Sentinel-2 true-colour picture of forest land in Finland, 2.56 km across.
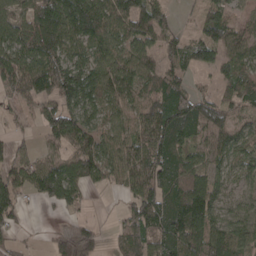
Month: April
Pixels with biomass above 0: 80%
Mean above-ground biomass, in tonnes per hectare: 86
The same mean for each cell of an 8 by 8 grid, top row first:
62 130 148 96 104 25 64 31
91 113 76 84 84 75 108 77
134 134 117 99 90 79 17 95
38 74 104 71 88 136 106 67
30 51 113 78 99 115 71 70
81 125 118 70 136 122 80 61
67 26 38 5 137 143 140 60
27 24 108 24 106 147 134 82
